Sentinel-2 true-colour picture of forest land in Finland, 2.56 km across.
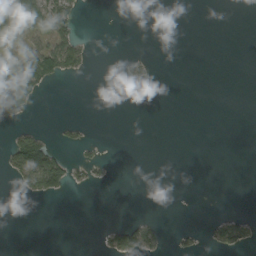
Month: September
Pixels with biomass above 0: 16%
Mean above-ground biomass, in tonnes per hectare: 17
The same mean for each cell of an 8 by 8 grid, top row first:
113 95 21 0 0 0 0 0
49 62 42 0 0 0 0 0
119 50 6 0 13 0 0 0
64 0 0 0 0 0 0 0
61 44 15 1 0 0 0 0
38 109 14 4 0 0 0 0
0 0 0 0 0 0 0 1
0 0 0 36 50 12 15 42
